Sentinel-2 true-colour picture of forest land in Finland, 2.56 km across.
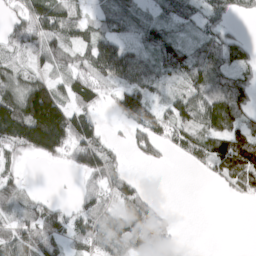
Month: March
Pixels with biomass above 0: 71%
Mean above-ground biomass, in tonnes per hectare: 68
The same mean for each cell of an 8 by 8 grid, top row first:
59 140 62 43 29 51 43 23
67 89 60 101 52 90 79 68
81 74 74 66 67 48 113 76
157 212 84 21 87 69 107 94
91 146 139 36 75 51 82 135
39 0 47 69 7 0 24 123
74 56 52 64 79 6 0 3
96 95 63 81 117 34 0 7
